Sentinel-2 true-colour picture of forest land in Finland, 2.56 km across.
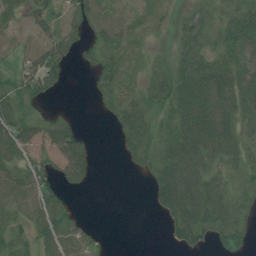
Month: July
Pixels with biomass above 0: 67%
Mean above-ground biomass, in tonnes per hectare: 32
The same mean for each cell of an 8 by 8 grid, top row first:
17 35 31 26 13 16 24 33
31 55 26 29 6 19 30 44
27 56 0 31 14 45 62 46
44 8 2 21 41 41 69 42
63 39 42 2 44 51 69 34
38 32 45 0 10 75 50 22
41 49 5 0 1 61 68 25
26 37 40 2 0 21 21 25
